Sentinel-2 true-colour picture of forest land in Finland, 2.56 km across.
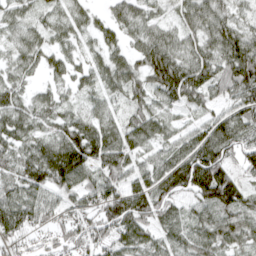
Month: April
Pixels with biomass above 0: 91%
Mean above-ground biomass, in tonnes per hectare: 67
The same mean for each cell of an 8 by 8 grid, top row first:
38 35 42 40 45 38 86 46
45 47 35 45 69 66 71 111
45 31 41 60 63 117 78 119
67 51 42 40 62 37 43 81
60 64 119 90 62 58 104 83
67 102 86 66 65 129 155 58
98 66 53 106 95 63 76 83
55 33 57 74 69 57 68 58
